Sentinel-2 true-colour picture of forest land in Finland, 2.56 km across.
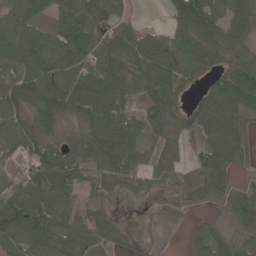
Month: May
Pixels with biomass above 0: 85%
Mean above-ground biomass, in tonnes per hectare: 69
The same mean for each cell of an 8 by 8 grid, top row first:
68 40 81 63 4 81 80 80
102 94 92 67 79 83 81 66
84 97 92 90 75 80 48 95
70 102 70 90 55 59 86 71
70 75 54 94 60 39 61 52
60 109 101 85 81 56 91 18
95 72 86 44 15 54 23 85
86 88 70 47 15 1 63 49
